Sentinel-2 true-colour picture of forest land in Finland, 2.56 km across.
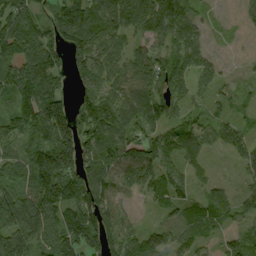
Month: September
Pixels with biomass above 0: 82%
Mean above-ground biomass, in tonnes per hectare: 83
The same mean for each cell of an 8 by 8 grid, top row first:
130 60 84 117 122 128 20 23
111 107 111 78 59 88 31 3
111 125 72 75 102 99 48 14
78 172 77 100 96 64 42 25
69 133 135 113 103 87 49 12
87 141 111 101 87 74 19 24
167 117 127 81 16 58 69 54
122 113 125 93 69 65 40 51
